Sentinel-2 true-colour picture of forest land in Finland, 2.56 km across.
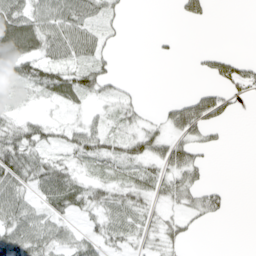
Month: April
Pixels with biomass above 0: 59%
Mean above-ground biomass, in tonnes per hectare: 34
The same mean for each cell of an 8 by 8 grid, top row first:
72 58 60 23 0 12 24 0
96 50 61 14 0 4 6 0
47 65 64 34 1 0 16 55
19 10 17 20 18 51 77 7
81 42 60 38 58 52 28 0
70 77 28 26 37 53 15 0
67 41 36 45 33 29 52 0
67 50 35 36 25 30 0 0
